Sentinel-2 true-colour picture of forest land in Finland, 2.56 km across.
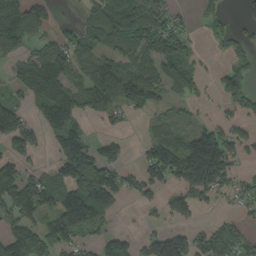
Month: September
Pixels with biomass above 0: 60%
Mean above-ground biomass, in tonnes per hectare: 73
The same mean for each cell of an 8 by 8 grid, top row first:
130 48 26 88 110 49 35 22
56 64 84 56 107 90 10 41
55 144 50 101 97 85 14 96
102 100 75 52 32 23 7 46
102 30 122 54 26 67 163 58
130 47 180 103 61 60 128 40
117 77 171 81 25 58 18 28
151 121 45 50 45 28 91 105
